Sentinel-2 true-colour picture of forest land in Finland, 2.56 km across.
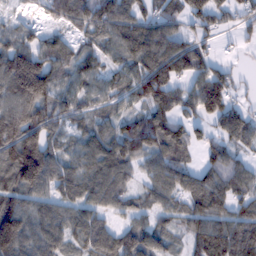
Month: February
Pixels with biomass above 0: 84%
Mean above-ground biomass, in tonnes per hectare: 91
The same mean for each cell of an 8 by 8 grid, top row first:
34 45 104 114 68 61 86 52
105 75 53 76 145 105 44 20
190 159 84 68 130 106 117 26
130 100 72 56 67 87 110 65
141 96 59 99 116 94 56 62
145 144 106 118 55 101 87 89
110 82 91 69 51 58 118 77
160 114 78 93 91 39 136 139
